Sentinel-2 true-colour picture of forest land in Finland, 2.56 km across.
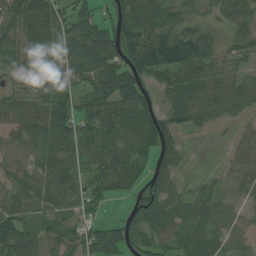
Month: August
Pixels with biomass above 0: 88%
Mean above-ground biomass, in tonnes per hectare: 57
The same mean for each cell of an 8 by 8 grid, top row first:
81 113 67 48 73 51 25 58
60 73 99 83 106 113 64 57
29 59 68 100 59 55 55 36
64 78 53 76 71 48 42 29
55 50 71 73 67 46 6 40
59 67 58 76 40 39 16 44
55 36 41 7 61 38 46 22
86 30 59 66 55 46 44 28
